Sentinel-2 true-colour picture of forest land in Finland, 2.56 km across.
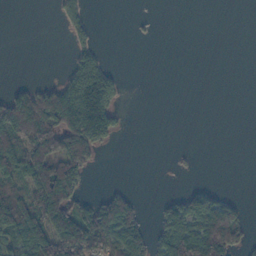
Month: November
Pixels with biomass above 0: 36%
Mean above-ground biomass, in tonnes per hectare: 50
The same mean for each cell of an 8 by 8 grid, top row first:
0 2 36 0 3 0 0 0
0 0 37 1 0 0 0 0
7 13 114 66 0 0 0 0
156 146 180 81 0 0 0 0
83 158 171 26 0 0 0 0
74 174 59 0 0 3 0 0
133 157 82 102 13 61 106 31
88 129 143 118 68 133 178 55
